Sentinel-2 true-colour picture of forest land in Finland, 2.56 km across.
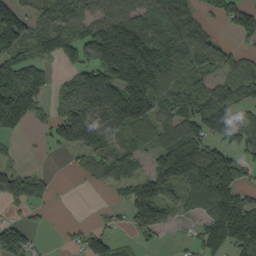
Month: September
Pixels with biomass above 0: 69%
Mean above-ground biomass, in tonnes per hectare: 94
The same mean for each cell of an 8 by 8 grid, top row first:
116 79 74 89 111 105 35 100
107 56 114 248 183 133 83 31
124 60 107 176 219 85 62 94
157 37 183 215 132 93 105 90
5 29 136 87 44 138 96 87
113 36 18 64 67 169 205 79
37 19 0 19 118 56 115 146
136 4 42 57 26 8 121 140
